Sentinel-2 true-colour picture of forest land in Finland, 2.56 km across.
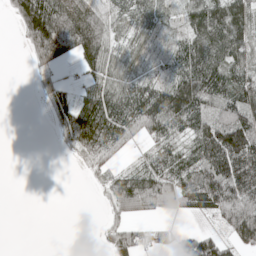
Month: May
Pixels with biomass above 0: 66%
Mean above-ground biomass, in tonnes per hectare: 64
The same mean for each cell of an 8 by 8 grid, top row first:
60 143 86 57 57 39 104 102
4 148 107 58 48 68 127 102
0 41 25 74 54 82 140 86
0 25 95 104 135 132 80 96
0 1 103 103 35 52 115 147
0 0 7 65 96 81 92 130
0 0 0 51 88 47 49 118
0 0 0 44 38 42 79 63
